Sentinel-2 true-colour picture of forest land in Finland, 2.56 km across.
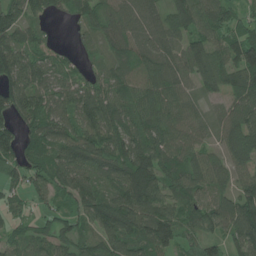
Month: June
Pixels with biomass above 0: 87%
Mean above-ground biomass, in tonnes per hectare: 77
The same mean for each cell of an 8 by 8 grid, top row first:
77 52 47 66 79 74 77 48
100 42 27 51 73 58 89 122
105 82 48 69 80 76 83 82
91 76 90 94 73 84 35 87
78 72 98 91 87 92 45 112
41 82 83 77 173 80 83 59
37 41 70 122 131 70 73 122
50 70 70 84 93 83 61 75
